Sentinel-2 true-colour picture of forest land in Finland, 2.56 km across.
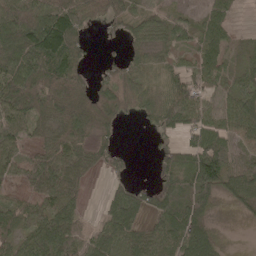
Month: May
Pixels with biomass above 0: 77%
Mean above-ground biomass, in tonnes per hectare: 63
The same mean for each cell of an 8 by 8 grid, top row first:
104 102 87 63 34 24 45 7
139 161 65 5 39 36 62 22
128 124 62 58 68 62 48 46
101 95 83 88 38 98 52 85
55 63 55 26 1 36 80 31
38 88 58 30 0 72 109 85
52 71 39 65 57 79 48 33
59 100 49 79 85 90 80 1
